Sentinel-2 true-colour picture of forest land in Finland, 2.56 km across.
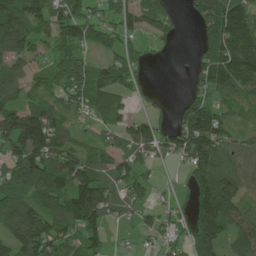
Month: June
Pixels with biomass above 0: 76%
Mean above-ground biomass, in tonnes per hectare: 87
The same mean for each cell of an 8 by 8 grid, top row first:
135 102 96 56 101 38 105 165
107 49 69 60 32 11 98 159
90 63 95 99 18 1 104 128
111 93 55 78 28 49 123 48
124 159 46 50 99 95 148 61
102 129 140 83 51 4 139 103
103 98 192 81 50 25 155 106
112 140 102 20 19 41 114 105
